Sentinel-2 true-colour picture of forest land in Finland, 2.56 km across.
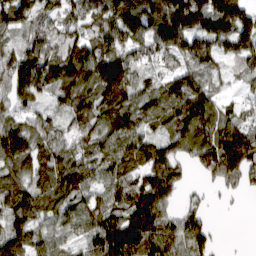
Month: March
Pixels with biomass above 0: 88%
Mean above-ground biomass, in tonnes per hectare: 98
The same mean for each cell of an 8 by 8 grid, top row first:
126 67 84 140 144 179 144 138
54 124 119 108 73 98 105 94
130 123 144 180 45 91 78 38
57 41 101 125 82 108 104 46
170 83 78 105 97 78 125 179
113 119 106 87 88 67 68 104
128 90 79 92 143 44 27 2
110 76 50 170 154 108 71 0
